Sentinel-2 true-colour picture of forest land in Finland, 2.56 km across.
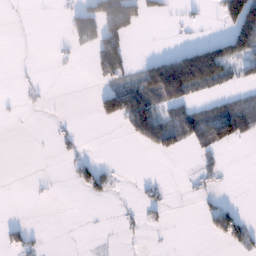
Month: January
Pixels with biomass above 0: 26%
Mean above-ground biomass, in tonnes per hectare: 35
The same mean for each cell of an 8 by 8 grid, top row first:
0 0 52 126 44 7 5 175
0 1 24 74 0 23 102 112
4 3 0 42 104 275 154 33
3 3 0 85 123 67 60 92
0 2 12 0 41 52 74 27
0 2 35 19 4 0 19 0
0 0 0 3 24 1 22 16
24 3 0 1 5 0 9 46
